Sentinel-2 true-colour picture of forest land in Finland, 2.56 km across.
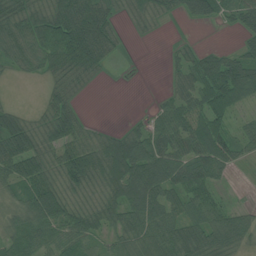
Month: July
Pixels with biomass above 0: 76%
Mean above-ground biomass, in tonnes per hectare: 54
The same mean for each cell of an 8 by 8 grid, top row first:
62 74 116 45 45 22 57 57
87 100 131 49 1 14 18 28
11 33 36 4 0 31 76 96
28 45 29 0 7 65 72 26
91 59 60 73 72 67 83 47
63 54 86 88 101 67 63 2
46 96 42 53 92 51 53 24
42 46 59 35 57 72 72 59
